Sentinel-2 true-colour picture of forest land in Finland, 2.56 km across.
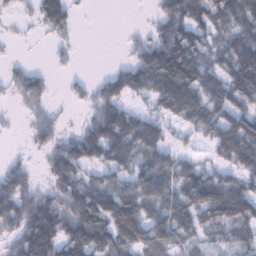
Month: January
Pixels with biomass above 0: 71%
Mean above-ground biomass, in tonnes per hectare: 71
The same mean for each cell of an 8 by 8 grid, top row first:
16 95 11 0 4 101 96 123
4 10 9 0 57 121 69 122
46 31 14 62 98 131 91 134
12 30 14 93 45 72 82 81
2 47 97 130 99 27 41 125
67 46 70 60 100 95 75 75
94 96 120 129 85 96 105 99
69 141 141 119 92 70 36 52
